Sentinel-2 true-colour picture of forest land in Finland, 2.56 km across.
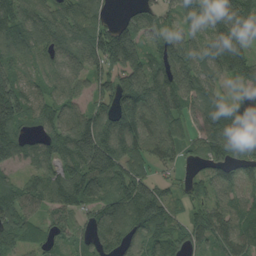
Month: August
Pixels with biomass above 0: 89%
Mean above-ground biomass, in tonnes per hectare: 106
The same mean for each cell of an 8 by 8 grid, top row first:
121 106 110 32 72 67 112 140
108 96 106 204 110 154 119 153
110 67 55 123 156 137 85 100
171 98 70 128 134 87 115 97
144 106 204 141 113 78 90 118
43 91 160 131 91 36 69 74
115 72 88 110 186 58 91 69
95 81 54 105 116 91 79 116
